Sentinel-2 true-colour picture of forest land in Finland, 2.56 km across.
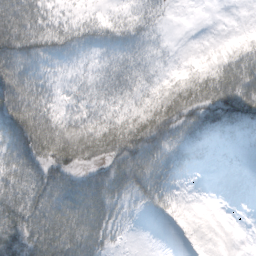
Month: October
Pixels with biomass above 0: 67%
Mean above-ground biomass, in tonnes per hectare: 34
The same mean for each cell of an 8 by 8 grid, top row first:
75 32 14 12 20 1 0 0
71 40 24 19 16 1 0 19
66 20 8 22 15 20 59 84
70 40 16 22 38 58 51 58
57 79 83 74 70 33 13 5
53 55 34 57 60 25 0 0
61 72 71 46 15 9 0 0
57 79 73 22 0 1 0 0
